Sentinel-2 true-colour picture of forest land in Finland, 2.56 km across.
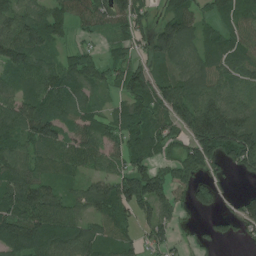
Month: July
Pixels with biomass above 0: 83%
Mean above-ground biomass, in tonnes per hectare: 95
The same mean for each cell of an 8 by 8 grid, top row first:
108 102 94 111 52 115 54 92
150 88 56 46 59 159 85 90
65 92 103 59 111 116 97 89
119 102 74 49 102 141 176 127
89 115 104 86 116 70 196 197
110 66 55 105 172 100 63 38
129 139 64 106 120 58 39 57
151 119 111 75 57 33 23 28
